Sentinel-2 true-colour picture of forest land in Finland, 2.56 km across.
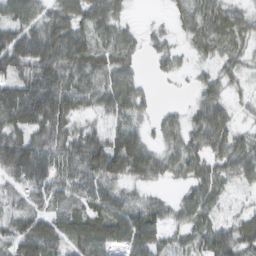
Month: February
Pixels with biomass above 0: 85%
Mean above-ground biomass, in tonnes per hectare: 57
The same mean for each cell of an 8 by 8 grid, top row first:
67 56 61 58 3 22 65 46
110 110 71 59 26 25 44 34
71 99 57 58 20 12 36 25
91 59 38 60 26 21 81 21
84 62 68 102 67 39 75 48
73 81 65 89 54 26 61 46
43 52 52 81 56 40 59 31
73 86 80 73 88 38 67 73
